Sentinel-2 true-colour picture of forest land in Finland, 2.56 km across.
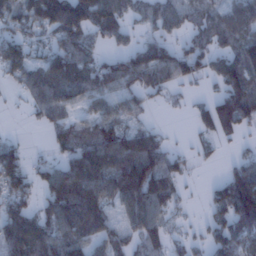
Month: January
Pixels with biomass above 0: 71%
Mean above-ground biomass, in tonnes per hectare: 79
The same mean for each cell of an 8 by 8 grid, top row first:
94 141 143 110 53 66 68 82
91 60 110 30 70 53 73 84
51 103 105 95 81 69 44 112
3 73 45 63 37 7 77 132
35 27 84 113 97 10 31 25
97 72 144 122 168 67 4 96
75 84 169 60 118 39 46 159
127 101 96 82 80 28 55 87
